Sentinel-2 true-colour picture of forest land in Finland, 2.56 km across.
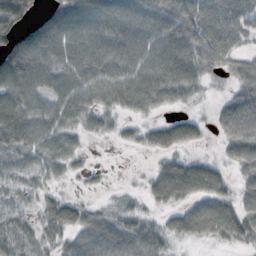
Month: October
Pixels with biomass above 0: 82%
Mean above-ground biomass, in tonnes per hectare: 51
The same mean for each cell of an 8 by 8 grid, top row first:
75 50 83 82 78 83 67 62
76 92 72 70 70 76 69 34
83 57 66 65 85 85 25 40
70 61 62 41 35 22 10 78
64 56 22 10 31 54 10 68
38 31 14 2 11 86 71 29
38 36 38 15 20 39 55 52
55 33 52 66 64 27 28 37
